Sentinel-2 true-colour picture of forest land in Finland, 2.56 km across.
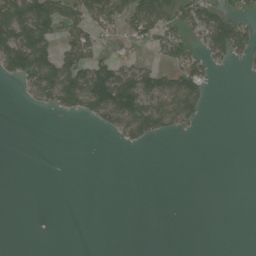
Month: July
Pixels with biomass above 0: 30%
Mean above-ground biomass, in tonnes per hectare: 36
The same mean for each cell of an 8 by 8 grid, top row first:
141 134 79 75 101 51 80 38
161 91 84 19 19 60 65 63
35 113 110 147 91 69 45 1
0 18 53 97 118 91 14 0
0 0 0 4 30 0 0 0
0 0 0 0 0 0 0 0
0 0 0 0 0 0 0 0
0 0 0 0 0 0 0 0
